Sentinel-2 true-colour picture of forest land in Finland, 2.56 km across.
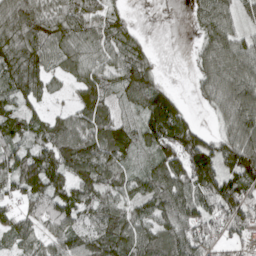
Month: April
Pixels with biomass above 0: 85%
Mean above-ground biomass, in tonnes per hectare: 89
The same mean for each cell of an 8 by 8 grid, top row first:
143 102 107 61 0 0 98 62
126 108 102 86 49 0 80 88
115 69 74 62 100 4 81 115
75 41 83 58 95 112 22 128
70 97 148 120 60 142 90 128
115 130 120 90 60 137 156 132
70 101 114 101 78 118 92 102
78 78 91 117 96 97 73 53
